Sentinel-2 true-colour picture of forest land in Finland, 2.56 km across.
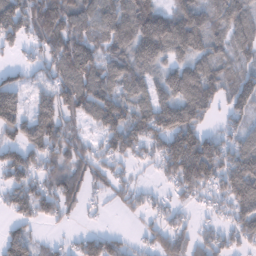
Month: February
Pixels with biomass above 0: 78%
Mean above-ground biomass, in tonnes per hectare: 92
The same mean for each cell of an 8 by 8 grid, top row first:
134 178 129 118 153 106 91 97
49 106 143 100 140 110 97 80
45 56 135 95 91 112 125 89
107 111 87 130 102 149 82 81
84 125 60 84 92 138 110 87
95 86 77 60 10 114 128 153
89 83 45 22 39 45 32 109
93 17 40 63 33 83 64 73
